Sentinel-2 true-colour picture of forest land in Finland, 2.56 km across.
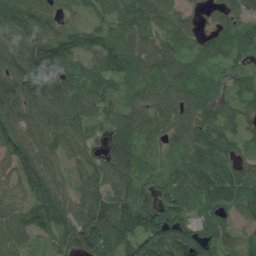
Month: July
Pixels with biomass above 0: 92%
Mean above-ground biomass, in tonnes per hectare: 91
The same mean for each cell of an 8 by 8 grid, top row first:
124 80 42 69 102 68 30 68
92 155 76 92 88 77 74 63
115 145 87 81 78 89 55 60
115 101 93 67 89 94 99 73
123 88 77 83 73 69 114 58
77 116 61 120 74 85 109 75
67 130 97 154 108 102 66 74
80 55 167 119 134 154 93 57
